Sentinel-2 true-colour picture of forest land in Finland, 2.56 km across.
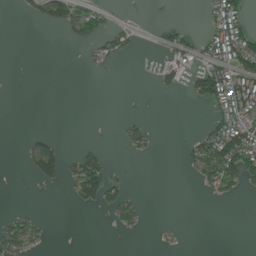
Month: July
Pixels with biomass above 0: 25%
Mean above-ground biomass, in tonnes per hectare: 26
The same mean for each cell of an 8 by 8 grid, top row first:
4 48 74 12 1 1 31 75
0 0 12 47 2 44 52 116
0 0 0 2 1 25 112 101
0 0 0 0 2 0 23 94
0 38 7 1 30 1 86 139
0 61 94 34 0 0 65 78
7 0 18 43 13 0 0 0
74 9 0 0 1 3 0 0
